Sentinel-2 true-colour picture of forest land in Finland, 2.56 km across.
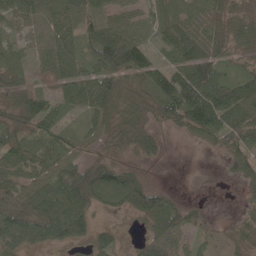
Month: May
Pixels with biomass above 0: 81%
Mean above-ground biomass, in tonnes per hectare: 58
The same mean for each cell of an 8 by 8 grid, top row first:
52 67 62 48 31 62 53 52
34 71 61 112 54 69 67 53
45 30 84 86 64 82 100 49
54 53 40 66 99 91 123 84
48 42 33 58 100 21 30 68
54 62 86 111 50 0 2 46
67 94 82 36 82 48 11 15
66 59 30 35 36 55 21 48
